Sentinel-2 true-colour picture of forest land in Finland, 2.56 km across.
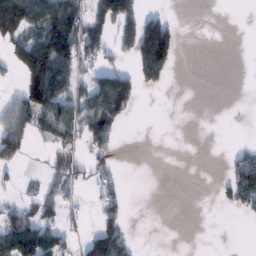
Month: February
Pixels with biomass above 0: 34%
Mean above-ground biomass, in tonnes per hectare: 43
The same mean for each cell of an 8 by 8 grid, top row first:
164 118 89 139 85 9 0 0
64 161 103 38 159 73 0 0
18 167 42 81 52 3 0 0
57 96 71 93 1 0 0 1
59 15 41 29 0 0 0 7
12 7 28 22 0 0 0 99
37 46 14 50 0 0 0 37
145 95 28 99 1 0 0 0
